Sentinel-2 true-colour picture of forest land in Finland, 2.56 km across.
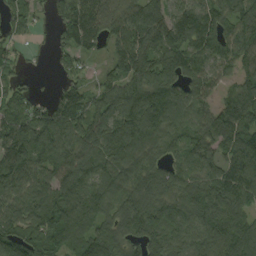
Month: September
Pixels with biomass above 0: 89%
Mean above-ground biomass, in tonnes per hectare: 103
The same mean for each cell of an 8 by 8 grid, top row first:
70 32 118 96 113 101 113 99
33 23 101 66 114 131 111 114
38 4 46 64 128 110 77 77
90 80 118 133 194 120 73 134
137 129 133 150 158 71 96 119
120 101 130 105 118 72 91 115
102 130 123 98 132 102 131 102
138 130 102 119 94 91 120 133
